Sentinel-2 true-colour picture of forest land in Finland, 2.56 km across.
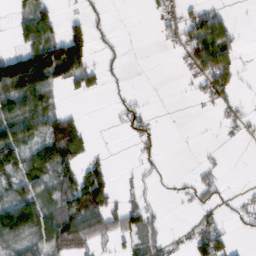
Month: February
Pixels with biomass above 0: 45%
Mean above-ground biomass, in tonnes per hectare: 41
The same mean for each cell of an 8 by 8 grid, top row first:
21 39 19 6 4 35 70 3
30 118 96 10 0 23 127 31
143 90 52 6 0 2 79 26
79 72 14 7 24 0 5 22
81 82 62 1 30 0 2 3
59 54 69 34 17 8 18 0
109 64 91 64 49 2 28 20
76 82 84 38 48 15 95 6
